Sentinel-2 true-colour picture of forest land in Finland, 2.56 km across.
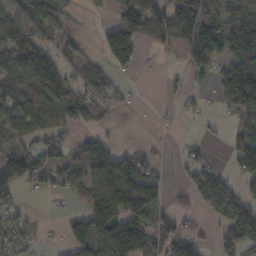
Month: November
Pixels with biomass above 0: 61%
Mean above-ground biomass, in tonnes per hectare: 65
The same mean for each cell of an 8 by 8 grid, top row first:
101 86 6 28 123 109 85 56
112 53 31 130 43 46 114 105
85 113 52 34 2 17 30 188
101 69 56 23 2 8 12 95
42 56 43 39 10 6 15 77
99 59 73 162 122 7 65 69
34 4 27 153 104 30 47 91
48 7 100 173 107 86 22 74
